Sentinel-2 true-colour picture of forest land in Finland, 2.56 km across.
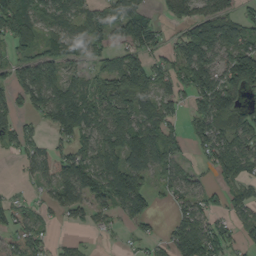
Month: September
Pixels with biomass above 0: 70%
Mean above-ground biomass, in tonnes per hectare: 76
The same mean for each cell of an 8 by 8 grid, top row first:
114 65 67 94 94 67 111 71
59 60 54 54 93 70 144 116
68 115 58 111 137 66 120 128
57 97 135 100 80 39 122 73
67 40 76 94 124 66 89 88
9 52 125 120 84 60 25 91
52 34 51 62 76 48 51 55
43 33 13 3 38 80 125 45
